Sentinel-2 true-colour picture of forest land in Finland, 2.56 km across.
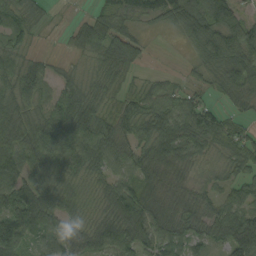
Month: September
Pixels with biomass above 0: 86%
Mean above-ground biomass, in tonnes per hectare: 59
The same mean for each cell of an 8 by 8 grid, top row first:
50 21 16 75 39 73 87 41
46 2 47 93 35 3 84 128
75 40 33 40 18 14 33 77
59 53 94 36 67 70 57 26
65 82 98 77 65 86 55 55
62 59 53 55 69 54 22 42
92 81 33 67 99 60 52 68
73 68 64 87 79 61 56 109
